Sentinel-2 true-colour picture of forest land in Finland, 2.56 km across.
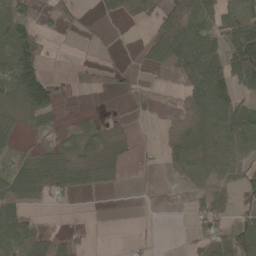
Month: April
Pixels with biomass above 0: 54%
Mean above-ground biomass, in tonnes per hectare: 46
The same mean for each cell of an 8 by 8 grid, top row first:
40 34 20 21 36 118 62 78
105 24 1 1 31 142 95 131
131 89 30 25 10 64 162 78
49 84 6 3 14 43 110 78
16 17 49 51 11 55 38 44
67 88 46 28 14 9 29 33
67 10 2 0 0 0 47 45
93 56 27 0 4 0 38 63
